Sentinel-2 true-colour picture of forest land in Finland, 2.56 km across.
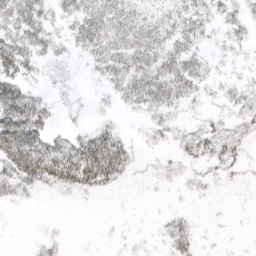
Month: April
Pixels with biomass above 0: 62%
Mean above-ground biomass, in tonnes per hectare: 21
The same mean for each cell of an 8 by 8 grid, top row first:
38 22 34 39 24 26 23 18
40 21 20 35 39 30 13 12
37 11 4 25 39 41 16 10
62 21 5 8 18 14 9 22
70 36 33 44 7 17 34 23
45 49 52 37 4 9 12 8
6 1 1 1 1 3 1 1
1 8 1 2 3 26 2 1
